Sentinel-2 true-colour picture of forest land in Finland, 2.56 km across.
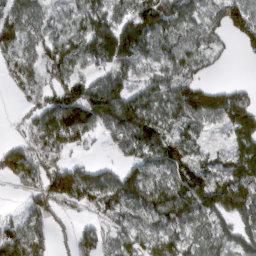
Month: March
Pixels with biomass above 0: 79%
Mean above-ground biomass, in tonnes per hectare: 99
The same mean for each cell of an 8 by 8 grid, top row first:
86 57 103 122 146 112 80 107
90 111 122 191 107 86 87 25
53 72 81 113 72 113 31 9
17 131 176 168 139 97 126 140
67 140 68 48 138 100 32 115
111 151 147 97 98 108 93 150
14 113 54 98 99 132 142 155
113 82 75 57 81 93 93 111
